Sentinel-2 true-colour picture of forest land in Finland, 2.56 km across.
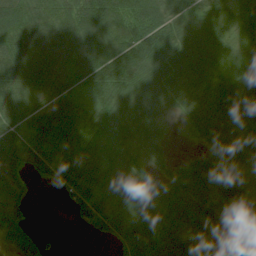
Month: July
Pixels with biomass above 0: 88%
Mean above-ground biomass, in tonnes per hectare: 55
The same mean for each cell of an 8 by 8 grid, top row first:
82 70 95 94 94 50 46 43
70 54 70 86 93 56 72 28
66 44 55 98 60 49 56 53
60 54 48 63 41 18 49 70
60 59 59 46 35 4 30 53
57 28 61 49 39 39 67 57
43 0 49 50 56 67 62 71
46 12 1 50 92 76 60 33
